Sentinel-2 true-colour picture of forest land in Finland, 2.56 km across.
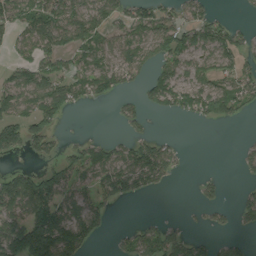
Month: August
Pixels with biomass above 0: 55%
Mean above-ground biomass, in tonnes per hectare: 59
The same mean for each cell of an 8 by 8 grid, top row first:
73 89 79 60 78 64 57 6
39 67 55 53 74 100 75 64
79 92 65 66 42 71 64 81
76 74 7 10 36 35 75 38
83 60 41 43 75 26 0 11
97 79 56 100 94 19 15 13
97 117 68 23 0 1 32 47
147 197 92 15 77 64 24 27
